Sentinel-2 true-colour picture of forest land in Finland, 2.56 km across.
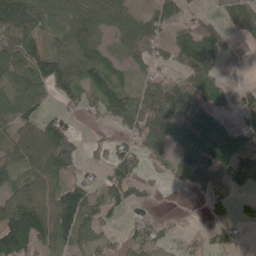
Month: May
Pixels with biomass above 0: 69%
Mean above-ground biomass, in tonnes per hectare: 65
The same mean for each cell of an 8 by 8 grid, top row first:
148 69 102 103 63 49 26 55
86 56 115 46 88 75 83 12
80 113 78 82 43 40 64 5
81 37 27 86 98 115 89 52
78 116 33 38 72 66 141 91
47 70 28 54 28 25 76 87
95 73 141 38 22 1 15 13
173 74 67 27 43 11 25 28
